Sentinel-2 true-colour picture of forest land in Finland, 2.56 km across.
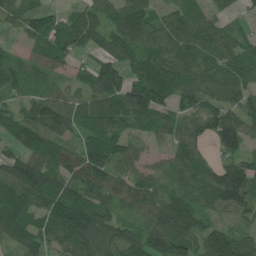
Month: June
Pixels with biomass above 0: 89%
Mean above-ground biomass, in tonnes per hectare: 97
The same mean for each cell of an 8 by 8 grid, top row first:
67 77 77 79 99 80 73 42
31 98 77 94 98 98 100 90
68 56 58 149 109 111 94 99
56 132 92 117 111 93 89 110
74 112 76 113 58 79 57 116
145 131 117 100 85 77 98 177
150 102 145 89 90 150 59 92
81 90 119 114 120 172 133 101
